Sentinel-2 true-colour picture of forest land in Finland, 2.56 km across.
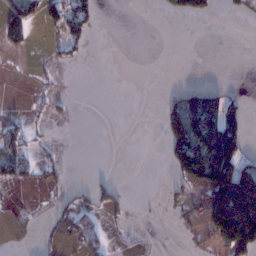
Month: January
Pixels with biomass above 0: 24%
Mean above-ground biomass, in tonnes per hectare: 37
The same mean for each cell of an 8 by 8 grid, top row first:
59 50 80 0 0 13 28 19
27 6 23 0 0 0 0 0
1 7 0 0 0 0 1 0
3 12 0 0 0 95 178 59
73 9 0 0 0 99 194 89
41 19 0 9 0 37 154 196
3 11 30 31 1 10 128 307
2 3 33 10 6 1 31 211
